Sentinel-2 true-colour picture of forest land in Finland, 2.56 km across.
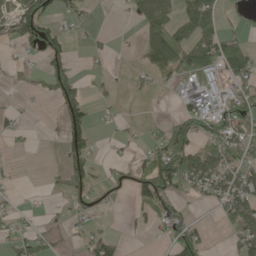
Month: May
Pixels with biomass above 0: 45%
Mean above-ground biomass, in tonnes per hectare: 43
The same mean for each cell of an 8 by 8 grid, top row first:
107 72 25 1 56 49 64 8
21 92 4 13 43 73 58 65
17 70 44 17 32 34 64 53
16 1 85 10 13 29 77 80
6 1 75 7 18 109 63 83
11 10 86 17 66 134 96 75
13 10 25 8 34 41 15 81
38 31 15 52 5 81 24 60
